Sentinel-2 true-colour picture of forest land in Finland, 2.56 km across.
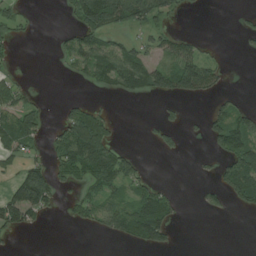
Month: July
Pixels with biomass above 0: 38%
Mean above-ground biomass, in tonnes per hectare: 40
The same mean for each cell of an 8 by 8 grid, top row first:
26 0 66 94 85 27 1 8
12 1 64 57 38 64 10 4
19 0 17 72 94 118 64 0
60 18 56 10 0 13 28 51
61 26 128 51 6 18 24 85
46 78 54 87 28 0 7 134
123 44 32 51 91 32 17 31
6 0 0 20 78 11 0 0
